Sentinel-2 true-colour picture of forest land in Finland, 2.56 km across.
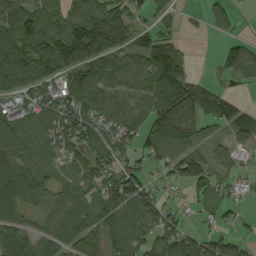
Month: September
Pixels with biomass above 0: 78%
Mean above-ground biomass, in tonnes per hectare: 73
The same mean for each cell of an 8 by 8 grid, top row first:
95 50 94 84 29 24 40 17
93 93 143 84 69 46 0 61
99 66 104 100 99 124 23 32
65 92 94 79 77 144 81 61
119 83 78 74 64 106 50 38
125 57 57 80 53 73 87 38
84 64 66 100 109 31 36 19
96 67 91 88 75 113 59 45
